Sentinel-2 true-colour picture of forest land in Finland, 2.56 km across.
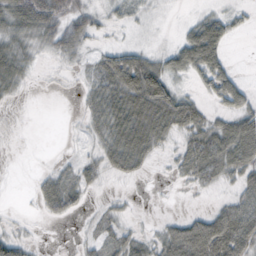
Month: October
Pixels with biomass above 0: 59%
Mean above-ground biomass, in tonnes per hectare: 27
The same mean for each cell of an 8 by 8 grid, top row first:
48 56 33 15 11 2 21 12
38 23 23 17 15 28 70 0
31 2 8 52 74 24 35 19
2 0 11 53 59 59 20 44
1 0 6 43 51 20 56 79
0 17 26 14 8 14 38 38
1 24 15 11 0 0 11 51
29 1 8 24 21 67 93 68
